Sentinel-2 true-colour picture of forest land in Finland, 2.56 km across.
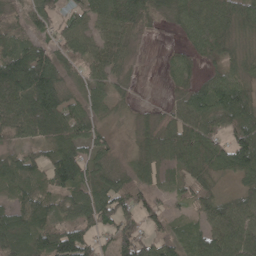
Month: May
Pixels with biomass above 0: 85%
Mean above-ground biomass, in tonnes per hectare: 64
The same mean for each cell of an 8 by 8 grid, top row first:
32 63 54 92 70 44 72 85
72 52 66 69 8 19 63 39
132 98 39 51 5 46 43 69
84 98 61 27 17 48 87 112
33 60 76 25 43 76 75 101
75 75 90 54 49 39 47 61
63 68 79 102 73 19 69 83
93 83 89 70 64 59 88 94
